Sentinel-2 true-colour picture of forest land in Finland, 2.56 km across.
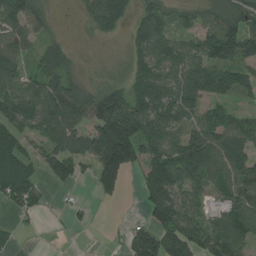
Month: July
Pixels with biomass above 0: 75%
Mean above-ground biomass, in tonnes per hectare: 85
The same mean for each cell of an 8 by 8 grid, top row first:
110 57 22 115 67 45 69 108
72 57 9 4 96 81 99 129
81 103 49 39 116 102 154 105
100 109 122 212 129 111 62 36
88 63 79 247 132 98 122 87
98 61 38 145 87 127 94 115
61 18 24 6 50 126 47 108
14 1 5 19 144 130 117 117
